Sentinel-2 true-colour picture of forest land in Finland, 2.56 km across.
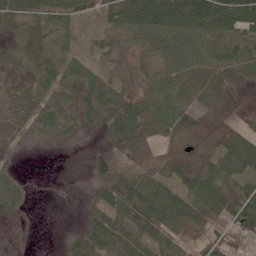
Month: June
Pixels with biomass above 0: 77%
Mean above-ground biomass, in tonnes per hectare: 45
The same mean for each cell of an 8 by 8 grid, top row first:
60 50 33 51 106 103 93 94
19 44 20 30 44 67 42 39
26 42 43 23 25 42 40 19
65 54 50 54 60 58 17 15
12 10 4 55 74 31 17 57
24 1 0 75 52 35 58 47
31 0 7 76 104 77 69 86
2 0 53 81 60 34 48 45
